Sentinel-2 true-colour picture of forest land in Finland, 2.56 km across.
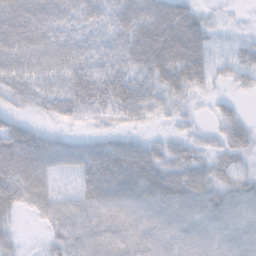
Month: November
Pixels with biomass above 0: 88%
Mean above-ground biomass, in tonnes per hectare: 41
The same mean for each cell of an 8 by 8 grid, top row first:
64 53 40 40 60 64 15 3
46 43 32 29 74 87 40 28
31 30 49 46 44 60 32 23
18 19 32 35 43 23 11 16
63 42 25 34 32 25 20 38
59 46 44 81 56 55 47 34
32 41 46 57 47 49 48 44
16 21 46 47 46 45 45 49
